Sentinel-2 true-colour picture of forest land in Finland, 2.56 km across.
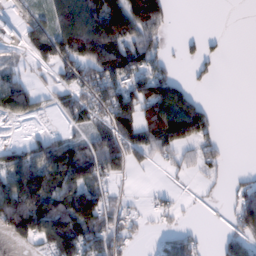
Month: February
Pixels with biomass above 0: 56%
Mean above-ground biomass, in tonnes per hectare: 73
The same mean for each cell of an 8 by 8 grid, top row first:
41 77 200 197 156 8 0 0
51 114 198 168 89 7 19 0
43 19 83 127 126 60 14 0
50 14 78 134 133 184 45 0
18 61 60 95 90 84 49 0
142 150 119 66 4 16 21 15
208 138 171 53 14 21 5 82
62 125 131 82 14 64 7 68
